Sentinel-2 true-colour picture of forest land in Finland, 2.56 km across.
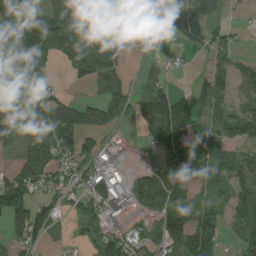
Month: August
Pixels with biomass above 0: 72%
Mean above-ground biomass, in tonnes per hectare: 87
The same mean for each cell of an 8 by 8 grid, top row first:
245 151 88 98 108 207 86 10
116 119 112 88 55 36 53 21
140 69 40 64 34 10 91 69
130 155 124 103 82 140 60 70
58 127 109 41 37 103 86 75
101 82 73 102 65 78 51 103
128 77 73 95 65 100 64 99
67 42 21 124 73 110 103 61
